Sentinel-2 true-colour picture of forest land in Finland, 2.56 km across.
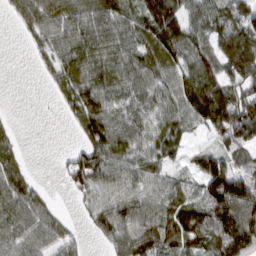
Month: March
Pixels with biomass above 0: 79%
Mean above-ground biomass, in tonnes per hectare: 74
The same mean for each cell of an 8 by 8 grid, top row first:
43 83 81 80 85 109 83 82
1 71 99 79 83 114 57 113
0 31 101 88 84 79 109 96
3 1 106 78 77 73 146 121
41 0 42 98 66 57 26 106
77 1 83 86 84 31 133 93
94 51 22 80 70 78 104 122
82 74 26 61 77 89 86 132
